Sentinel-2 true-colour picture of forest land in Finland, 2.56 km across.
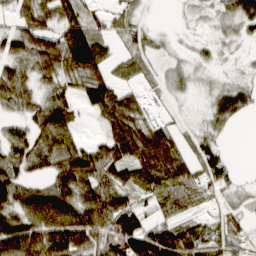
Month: March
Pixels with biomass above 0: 76%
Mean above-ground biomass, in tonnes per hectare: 50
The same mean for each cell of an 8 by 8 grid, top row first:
50 60 52 24 12 2 10 50
51 82 128 29 26 7 15 8
67 37 65 50 19 20 9 16
28 75 26 83 34 7 29 45
61 70 52 80 97 48 38 0
60 51 106 60 65 72 62 16
65 97 82 87 42 55 23 21
100 73 70 74 92 87 53 31
